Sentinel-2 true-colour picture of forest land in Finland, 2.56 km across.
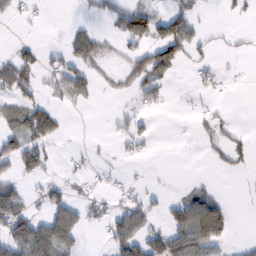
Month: February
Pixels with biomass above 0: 37%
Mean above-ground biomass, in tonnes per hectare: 36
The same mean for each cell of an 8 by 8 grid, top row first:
16 4 6 35 79 85 4 11
23 13 57 12 48 89 16 9
77 19 58 16 55 12 22 6
49 64 3 11 22 4 14 0
55 56 3 13 24 1 15 18
43 27 24 10 5 1 6 6
87 61 46 30 42 50 119 1
111 112 34 61 94 97 109 5
